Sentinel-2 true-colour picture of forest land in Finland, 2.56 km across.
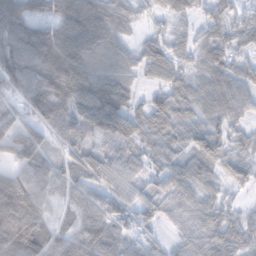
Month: November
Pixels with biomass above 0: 90%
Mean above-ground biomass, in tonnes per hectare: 70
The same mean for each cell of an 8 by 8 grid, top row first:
119 75 132 77 26 49 48 37
113 124 110 73 50 52 74 46
92 111 103 86 33 58 60 58
64 91 70 86 58 75 58 47
90 27 45 55 56 48 83 47
83 69 48 49 43 56 52 49
180 67 60 65 49 45 55 23
185 113 88 76 39 34 70 65
